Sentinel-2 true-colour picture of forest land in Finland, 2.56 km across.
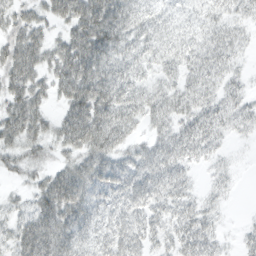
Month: March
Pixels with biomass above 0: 86%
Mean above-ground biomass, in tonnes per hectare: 48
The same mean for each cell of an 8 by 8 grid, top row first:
38 38 75 91 53 30 32 26
57 47 89 73 49 45 46 24
54 41 95 79 34 37 41 20
60 28 81 82 55 55 48 36
43 36 65 67 38 58 41 7
18 39 67 71 64 46 14 6
23 69 72 53 54 39 25 1
52 89 57 59 44 37 42 16
